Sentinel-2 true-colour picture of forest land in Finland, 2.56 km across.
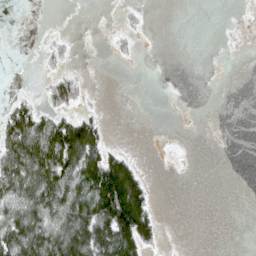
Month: March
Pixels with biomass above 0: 30%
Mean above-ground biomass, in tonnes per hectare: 26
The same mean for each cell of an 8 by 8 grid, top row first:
0 0 0 0 6 0 0 0
0 14 1 7 1 0 0 0
0 18 22 0 0 0 0 0
46 35 22 0 0 0 0 0
66 95 137 14 0 1 0 0
58 73 94 146 32 0 0 0
49 62 75 129 89 0 0 0
72 73 77 100 70 0 0 0
